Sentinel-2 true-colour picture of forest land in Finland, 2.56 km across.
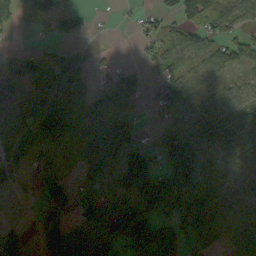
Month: September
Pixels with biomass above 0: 70%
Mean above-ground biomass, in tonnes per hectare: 65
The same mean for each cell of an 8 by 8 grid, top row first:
51 72 40 3 26 57 94 58
20 28 32 3 29 57 51 61
67 104 70 39 29 88 33 24
80 140 34 54 13 48 83 63
103 60 47 97 42 160 86 70
34 31 36 70 167 190 34 34
0 70 53 62 134 150 71 42
73 69 58 122 130 58 83 75
